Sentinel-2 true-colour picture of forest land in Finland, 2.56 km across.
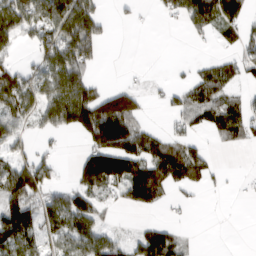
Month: March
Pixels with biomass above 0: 54%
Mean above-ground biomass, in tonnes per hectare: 63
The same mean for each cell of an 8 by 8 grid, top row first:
109 112 137 7 5 42 118 68
29 88 121 0 0 0 7 46
83 87 105 6 8 11 88 46
79 78 147 186 43 42 82 76
45 14 28 161 121 65 27 30
97 62 66 126 155 105 49 5
115 74 101 22 47 14 0 1
109 57 81 52 79 53 0 0
